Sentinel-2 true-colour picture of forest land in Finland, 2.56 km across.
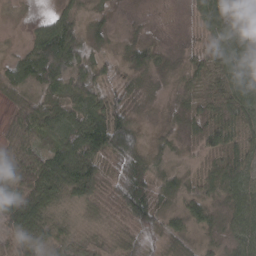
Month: March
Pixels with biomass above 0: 90%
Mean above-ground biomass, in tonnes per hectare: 47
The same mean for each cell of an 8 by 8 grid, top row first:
10 20 32 14 6 2 48 46
11 106 61 18 48 13 34 63
60 84 52 34 40 25 35 82
39 60 58 66 21 23 35 59
45 33 72 101 41 34 43 42
57 88 85 31 75 58 43 60
81 60 36 32 73 42 52 62
52 58 26 28 51 47 27 54
